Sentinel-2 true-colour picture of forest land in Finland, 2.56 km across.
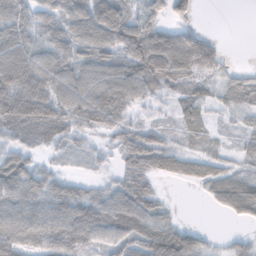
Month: November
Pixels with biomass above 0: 81%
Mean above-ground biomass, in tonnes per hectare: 53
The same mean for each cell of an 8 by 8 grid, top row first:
71 53 78 93 59 44 0 0
85 62 69 70 89 93 74 0
92 78 73 80 68 46 35 43
92 78 66 67 18 23 29 34
41 34 23 30 64 25 21 17
80 51 16 20 50 33 50 44
66 61 69 81 76 9 9 66
65 72 72 62 78 96 24 29
